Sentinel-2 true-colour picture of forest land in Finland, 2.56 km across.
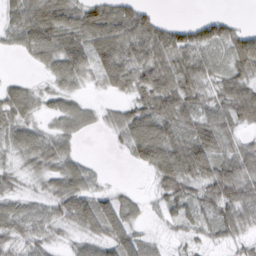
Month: March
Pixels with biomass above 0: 80%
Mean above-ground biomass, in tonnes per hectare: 47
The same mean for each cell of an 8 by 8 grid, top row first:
46 81 67 72 55 2 21 8
25 67 70 78 70 71 53 67
16 27 37 56 61 64 42 62
53 28 42 25 72 72 49 70
43 47 12 8 103 70 76 34
30 42 63 4 7 71 57 72
38 37 72 65 22 39 40 59
44 32 31 69 41 18 24 29
